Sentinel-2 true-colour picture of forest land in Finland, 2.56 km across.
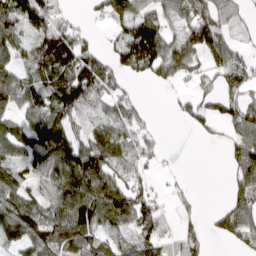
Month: March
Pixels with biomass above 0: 69%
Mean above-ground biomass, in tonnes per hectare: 73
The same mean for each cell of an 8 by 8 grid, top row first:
120 126 15 83 97 68 90 41
78 138 98 40 178 73 123 44
71 106 140 70 30 45 39 70
63 94 63 54 31 25 53 77
83 125 86 95 57 0 10 77
72 85 133 84 30 10 0 69
109 80 145 119 94 27 5 85
85 95 87 57 72 61 29 62
